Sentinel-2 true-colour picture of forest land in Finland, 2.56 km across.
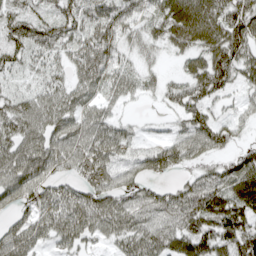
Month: April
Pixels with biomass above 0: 83%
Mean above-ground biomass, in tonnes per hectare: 68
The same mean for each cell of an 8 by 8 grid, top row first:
76 70 79 102 57 106 95 110
72 71 79 86 40 46 80 91
23 49 61 59 38 28 96 47
76 89 64 37 5 38 54 30
74 81 78 90 33 68 87 37
84 65 55 69 56 31 55 88
60 74 86 80 68 84 100 91
88 45 56 43 81 74 84 107
